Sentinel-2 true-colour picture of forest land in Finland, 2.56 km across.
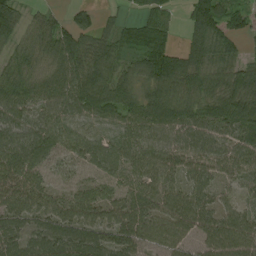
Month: August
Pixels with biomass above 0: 91%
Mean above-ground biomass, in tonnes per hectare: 71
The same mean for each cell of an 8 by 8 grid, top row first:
72 29 40 14 45 16 137 78
50 78 97 59 58 40 94 37
71 77 89 77 62 90 67 71
82 64 78 70 93 95 83 95
90 81 68 62 72 77 82 74
92 40 31 48 65 58 62 58
93 76 93 79 83 91 67 53
74 92 86 72 70 61 73 96
